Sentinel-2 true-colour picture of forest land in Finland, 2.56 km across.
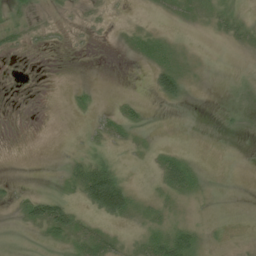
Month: July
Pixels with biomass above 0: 32%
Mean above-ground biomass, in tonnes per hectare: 10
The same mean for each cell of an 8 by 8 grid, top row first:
9 2 2 2 1 10 12 12
8 3 1 1 20 11 0 7
1 0 0 0 1 39 1 0
1 0 6 10 7 1 0 1
0 0 4 11 4 3 0 0
2 0 44 52 3 43 4 0
12 41 17 77 14 9 1 0
0 10 26 18 20 49 4 1
